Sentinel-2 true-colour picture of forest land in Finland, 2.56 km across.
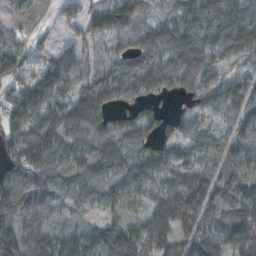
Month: October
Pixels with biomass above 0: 93%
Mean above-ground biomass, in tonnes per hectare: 118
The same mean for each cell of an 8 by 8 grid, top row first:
68 29 71 147 85 119 169 130
85 59 82 55 125 173 138 158
92 166 127 154 179 122 101 72
134 187 181 89 62 43 62 100
138 214 106 129 94 72 71 78
98 171 118 110 100 101 134 99
172 82 53 70 62 233 158 155
199 106 112 144 128 148 160 194
